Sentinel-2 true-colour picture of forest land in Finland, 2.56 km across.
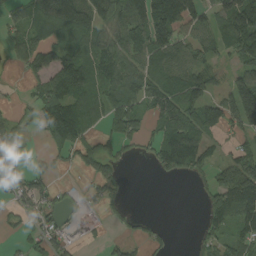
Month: August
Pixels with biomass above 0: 63%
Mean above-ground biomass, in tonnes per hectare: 64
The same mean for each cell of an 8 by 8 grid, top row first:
36 149 140 88 98 119 61 131
41 80 107 73 83 86 51 95
7 91 131 92 75 70 62 72
20 98 110 86 63 110 82 129
28 36 77 46 30 134 54 31
49 35 17 50 0 41 37 130
35 41 29 24 0 0 52 141
11 62 18 15 27 3 41 62
